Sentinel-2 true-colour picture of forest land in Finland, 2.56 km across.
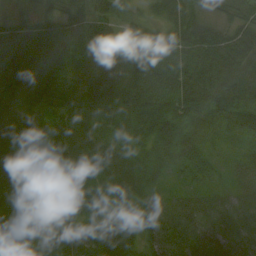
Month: August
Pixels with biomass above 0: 98%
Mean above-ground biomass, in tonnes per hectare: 47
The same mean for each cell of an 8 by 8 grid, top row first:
15 43 62 45 27 58 40 50
64 76 76 52 53 58 71 65
69 56 29 56 56 60 77 68
26 35 33 41 61 64 61 63
31 41 43 17 36 60 25 24
51 33 45 24 23 14 26 27
64 55 37 28 31 44 36 21
64 67 64 82 51 67 41 21
